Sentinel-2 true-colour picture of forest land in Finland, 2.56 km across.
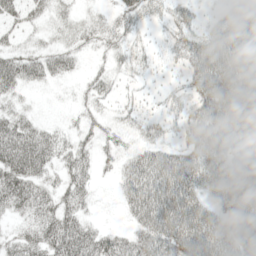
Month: May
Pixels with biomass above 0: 73%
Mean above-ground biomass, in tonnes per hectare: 42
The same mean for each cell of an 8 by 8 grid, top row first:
33 29 20 23 31 40 21 52
27 25 24 24 21 39 64 66
54 30 11 22 13 15 78 68
33 2 13 16 22 26 67 63
70 50 24 16 30 34 76 37
64 28 33 11 74 83 62 58
36 41 32 2 71 82 54 65
33 58 61 38 53 86 78 66
